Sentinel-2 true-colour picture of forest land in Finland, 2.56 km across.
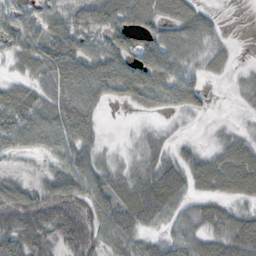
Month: October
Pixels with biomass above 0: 78%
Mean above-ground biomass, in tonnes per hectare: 50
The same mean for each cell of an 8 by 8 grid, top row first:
38 39 58 70 62 60 27 0
41 71 60 63 59 70 46 3
27 65 96 88 77 63 19 13
64 67 88 3 21 31 14 8
54 61 59 6 25 24 13 49
18 33 78 39 47 56 70 88
78 62 66 70 80 47 48 32
80 51 71 55 31 49 56 86
